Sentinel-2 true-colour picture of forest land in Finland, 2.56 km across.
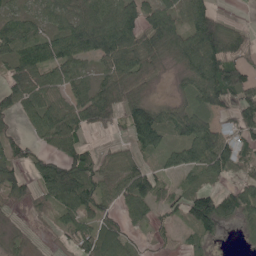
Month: May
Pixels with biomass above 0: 77%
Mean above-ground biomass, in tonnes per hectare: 68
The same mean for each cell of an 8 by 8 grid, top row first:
58 53 73 95 96 53 88 3
80 89 107 132 113 105 146 77
62 55 55 89 51 18 129 115
51 77 82 86 106 66 71 89
47 43 56 19 98 59 120 74
54 92 111 59 76 36 57 33
16 38 88 35 51 37 109 92
28 3 61 92 12 22 28 7
